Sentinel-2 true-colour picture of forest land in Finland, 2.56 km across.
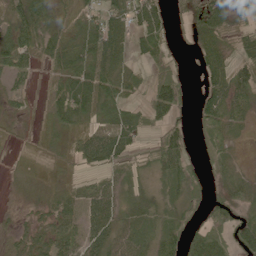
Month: June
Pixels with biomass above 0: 78%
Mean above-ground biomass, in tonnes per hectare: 41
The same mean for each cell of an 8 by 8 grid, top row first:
58 52 46 52 56 16 71 35
83 55 53 68 37 16 45 42
36 24 64 55 23 50 42 55
26 35 65 47 30 35 49 42
8 23 42 73 16 39 21 11
19 16 22 39 31 52 22 21
10 36 53 45 39 32 40 40
23 50 53 46 35 43 93 48
